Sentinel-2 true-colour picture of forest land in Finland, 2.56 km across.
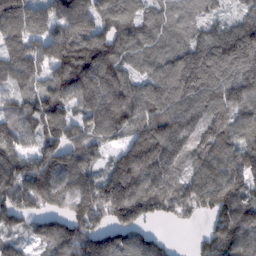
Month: February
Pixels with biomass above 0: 91%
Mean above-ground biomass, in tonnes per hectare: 125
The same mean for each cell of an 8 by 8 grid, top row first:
179 129 166 123 81 63 49 73
128 131 151 116 72 80 149 197
113 112 175 149 78 140 155 153
77 134 96 159 116 129 125 120
103 116 112 66 190 130 137 105
146 180 150 129 160 93 156 157
134 109 147 175 128 91 112 173
71 150 176 125 109 11 91 163
